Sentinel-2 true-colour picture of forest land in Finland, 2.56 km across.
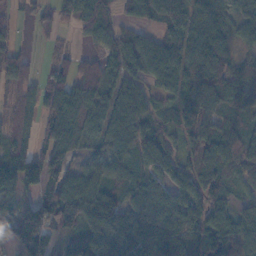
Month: November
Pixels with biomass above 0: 84%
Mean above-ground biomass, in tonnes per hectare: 71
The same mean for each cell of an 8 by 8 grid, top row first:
20 40 54 33 49 76 78 43
32 15 13 59 77 79 135 37
58 54 71 60 63 67 106 63
57 81 93 69 66 66 107 32
71 85 56 63 83 42 110 63
137 64 48 54 66 80 96 50
106 87 132 114 88 86 93 54
72 67 69 111 75 87 101 83
